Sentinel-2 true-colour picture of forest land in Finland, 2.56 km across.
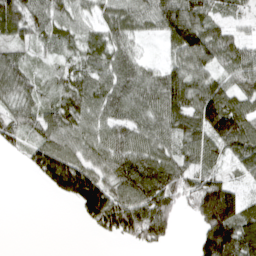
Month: April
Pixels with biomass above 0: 80%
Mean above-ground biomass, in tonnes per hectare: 80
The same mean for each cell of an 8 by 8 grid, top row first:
131 91 47 78 80 145 86 35
63 40 51 77 17 82 119 65
107 39 72 84 80 95 78 78
68 67 93 80 82 104 150 101
40 90 74 90 84 71 92 114
0 109 161 98 154 116 85 35
0 0 76 160 128 62 177 97
0 0 0 30 97 19 143 156
